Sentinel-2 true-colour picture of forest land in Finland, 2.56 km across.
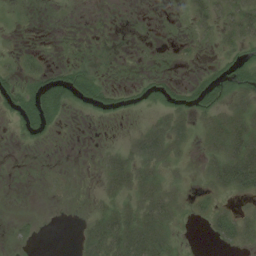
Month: August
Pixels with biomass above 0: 42%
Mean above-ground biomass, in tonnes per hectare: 12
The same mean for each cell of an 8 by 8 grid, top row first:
1 0 0 0 1 1 18 30
2 1 2 1 1 2 2 14
7 20 21 3 7 6 16 25
14 30 3 10 5 21 17 25
2 2 0 3 39 24 18 44
1 2 0 27 29 7 14 49
1 0 1 20 34 18 8 6
5 0 12 43 53 11 3 14
